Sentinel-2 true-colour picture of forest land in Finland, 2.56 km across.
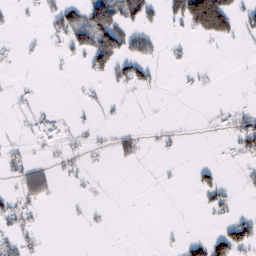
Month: February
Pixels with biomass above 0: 23%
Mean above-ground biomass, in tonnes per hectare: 22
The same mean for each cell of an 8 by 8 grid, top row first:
4 30 50 112 47 46 175 42
10 7 43 93 50 8 2 4
5 1 7 37 38 3 8 0
6 17 5 9 1 1 5 23
12 34 13 22 17 8 2 39
29 49 12 1 1 3 25 8
38 8 7 5 0 0 21 8
32 2 1 2 0 5 44 76
